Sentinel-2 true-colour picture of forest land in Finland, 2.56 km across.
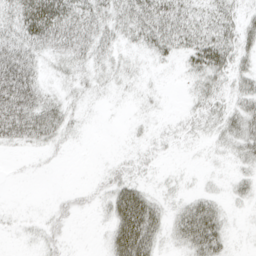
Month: April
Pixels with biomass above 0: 59%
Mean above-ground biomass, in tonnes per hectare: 25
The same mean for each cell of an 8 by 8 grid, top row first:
49 77 53 35 58 55 32 22
53 42 39 21 24 37 53 30
83 14 16 13 6 3 29 23
67 39 8 1 5 4 23 30
21 18 3 0 9 9 9 31
2 2 0 17 11 5 5 13
2 7 13 38 68 18 39 7
3 17 0 35 65 23 59 2
